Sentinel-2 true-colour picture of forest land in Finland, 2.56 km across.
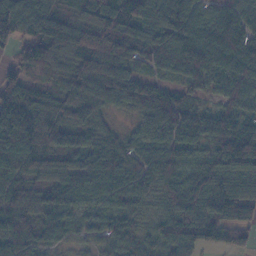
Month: November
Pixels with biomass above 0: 94%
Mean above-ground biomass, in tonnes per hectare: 98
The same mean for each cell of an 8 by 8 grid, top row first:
139 140 82 185 112 156 75 89
73 116 97 127 88 112 130 121
85 42 108 146 60 56 79 102
202 113 129 45 75 115 63 87
146 110 96 78 75 95 80 154
105 86 105 101 92 95 120 66
112 92 68 72 45 96 113 130
105 68 46 70 58 101 82 51
